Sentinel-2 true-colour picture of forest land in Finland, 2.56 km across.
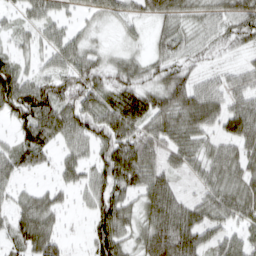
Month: March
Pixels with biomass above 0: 85%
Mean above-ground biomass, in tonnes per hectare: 57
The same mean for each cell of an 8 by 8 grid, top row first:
18 41 23 35 41 50 41 64
30 39 50 17 18 49 34 35
93 57 69 51 60 81 36 48
88 100 79 72 91 91 83 79
53 57 53 73 77 68 45 63
41 12 48 91 86 42 50 58
42 61 15 85 59 81 64 67
42 72 11 80 67 122 56 45
